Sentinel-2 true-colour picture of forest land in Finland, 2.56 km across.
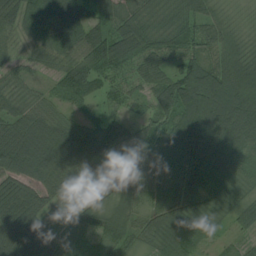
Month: August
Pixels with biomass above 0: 95%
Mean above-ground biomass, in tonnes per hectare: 78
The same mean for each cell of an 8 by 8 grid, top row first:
72 106 72 59 57 69 56 19
23 72 76 92 71 66 64 64
38 25 95 47 55 102 141 121
67 58 31 36 35 116 165 137
130 145 98 72 51 116 163 122
92 100 54 34 57 95 138 80
82 69 49 83 62 113 78 67
94 88 50 88 53 117 41 27
